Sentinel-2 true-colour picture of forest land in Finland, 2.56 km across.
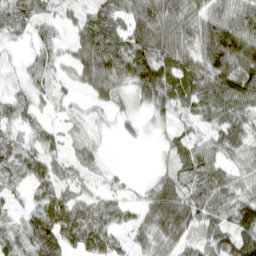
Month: April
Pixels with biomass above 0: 85%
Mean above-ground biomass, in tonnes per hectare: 62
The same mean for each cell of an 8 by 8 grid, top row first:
53 27 28 79 115 92 69 77
13 37 75 95 107 90 97 113
17 38 54 86 109 82 97 100
64 22 14 31 25 44 53 72
66 53 36 4 9 40 45 62
38 66 38 16 5 61 86 45
22 77 65 50 59 131 91 103
57 114 71 50 55 88 69 112
